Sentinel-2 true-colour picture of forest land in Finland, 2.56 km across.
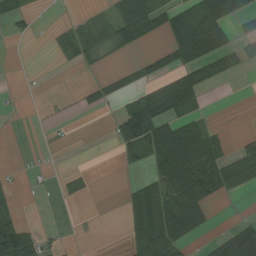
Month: August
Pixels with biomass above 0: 38%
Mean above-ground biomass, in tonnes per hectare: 32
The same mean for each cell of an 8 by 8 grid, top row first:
27 0 9 29 56 44 75 41
0 3 43 30 14 56 59 21
0 0 3 25 31 59 32 3
1 2 9 11 93 63 9 0
0 3 0 16 90 127 62 17
2 2 12 0 23 104 70 69
16 0 1 0 101 90 36 0
115 15 1 1 103 68 14 75
